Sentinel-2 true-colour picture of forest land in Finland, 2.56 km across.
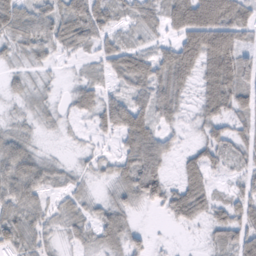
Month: February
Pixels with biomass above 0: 81%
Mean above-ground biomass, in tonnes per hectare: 43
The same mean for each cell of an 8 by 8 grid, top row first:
65 62 76 46 48 67 104 59
35 41 35 46 31 60 100 50
19 13 26 29 63 59 55 59
15 23 34 63 57 34 43 43
43 6 12 13 70 18 51 36
62 38 19 33 87 23 44 24
53 31 34 41 23 58 46 51
54 31 31 48 25 4 22 59
